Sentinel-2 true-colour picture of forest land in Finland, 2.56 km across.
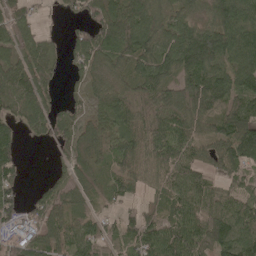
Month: May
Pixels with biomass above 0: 84%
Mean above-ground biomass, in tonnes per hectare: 75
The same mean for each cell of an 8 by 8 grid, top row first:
61 7 40 86 110 79 72 122
69 49 97 98 107 123 153 134
97 59 36 66 92 80 105 92
55 60 41 84 64 99 98 94
63 24 64 65 84 88 68 140
49 13 43 50 64 79 50 50
74 75 32 25 51 71 80 74
71 69 68 58 86 116 105 119
